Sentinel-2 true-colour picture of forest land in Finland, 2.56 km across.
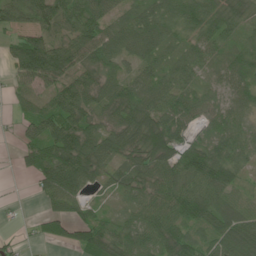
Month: June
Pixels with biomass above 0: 85%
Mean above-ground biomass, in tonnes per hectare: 55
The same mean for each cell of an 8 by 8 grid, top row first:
55 55 72 45 61 67 76 59
45 77 79 63 72 39 51 50
28 51 47 49 53 61 24 55
19 55 60 53 80 77 53 46
17 81 87 63 85 71 57 58
6 80 83 38 59 68 93 35
4 27 37 16 52 67 76 64
17 28 58 67 61 79 43 90
